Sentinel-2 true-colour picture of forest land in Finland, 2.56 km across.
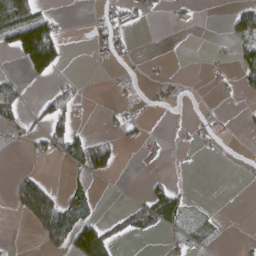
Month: March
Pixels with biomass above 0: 25%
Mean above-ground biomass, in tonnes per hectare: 23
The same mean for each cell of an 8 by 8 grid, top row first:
106 33 0 27 11 5 0 43
79 140 0 33 0 0 3 42
16 25 5 1 6 12 7 30
32 33 13 9 6 4 8 4
8 39 41 28 18 4 12 1
18 10 19 19 6 4 0 1
29 115 37 2 44 41 4 0
1 52 115 29 8 14 14 3
